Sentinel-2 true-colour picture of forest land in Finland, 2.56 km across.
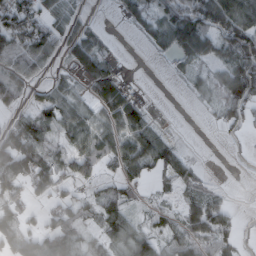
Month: February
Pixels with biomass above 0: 67%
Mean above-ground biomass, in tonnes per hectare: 53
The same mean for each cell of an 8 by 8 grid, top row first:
94 61 20 5 48 105 112 110
80 66 66 10 8 58 75 117
66 24 38 85 5 7 23 117
35 63 47 64 61 0 6 67
97 59 59 65 84 26 0 5
96 90 60 37 43 44 9 1
50 48 65 76 19 27 92 6
77 93 51 64 73 58 63 26
